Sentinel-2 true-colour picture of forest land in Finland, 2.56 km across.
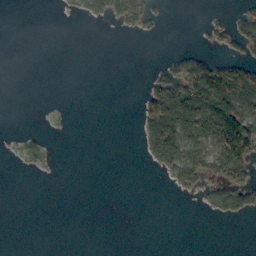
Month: October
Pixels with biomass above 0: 22%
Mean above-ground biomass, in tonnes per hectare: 22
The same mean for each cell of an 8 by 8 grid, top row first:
0 0 17 60 70 0 8 26
0 0 0 0 0 3 15 43
0 0 0 0 6 62 109 96
0 0 0 0 64 117 97 76
5 6 0 0 32 90 63 104
1 1 0 0 0 40 45 61
0 0 0 0 0 0 19 64
0 0 0 0 0 0 0 0
